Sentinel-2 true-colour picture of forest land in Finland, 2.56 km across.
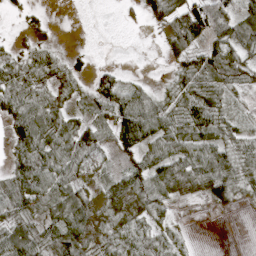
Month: April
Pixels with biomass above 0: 73%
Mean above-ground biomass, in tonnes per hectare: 42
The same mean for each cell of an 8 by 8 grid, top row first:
13 5 0 0 30 87 91 56
11 21 5 0 0 59 60 50
54 38 21 46 11 36 53 38
57 59 25 66 92 49 68 13
56 65 73 43 69 55 61 34
55 64 40 25 72 70 80 50
49 37 70 37 54 14 11 7
71 60 67 44 38 21 0 0
